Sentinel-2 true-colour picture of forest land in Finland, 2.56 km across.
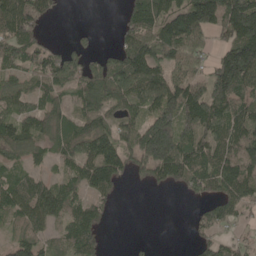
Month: May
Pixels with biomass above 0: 73%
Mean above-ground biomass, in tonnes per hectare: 85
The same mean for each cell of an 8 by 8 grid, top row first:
135 46 0 1 154 119 173 185
93 49 24 30 129 135 52 184
54 88 86 119 146 110 116 180
77 77 59 68 80 144 146 116
81 53 83 107 174 179 116 103
55 36 86 104 55 86 112 112
92 123 77 17 0 0 52 60
62 53 100 2 3 0 45 28
